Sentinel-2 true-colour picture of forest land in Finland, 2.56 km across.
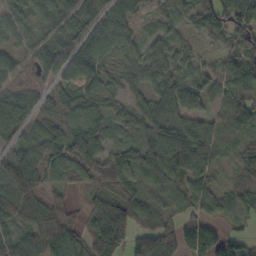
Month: October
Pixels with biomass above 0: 88%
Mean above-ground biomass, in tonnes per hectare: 61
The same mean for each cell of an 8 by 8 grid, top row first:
40 45 73 61 19 47 69 112
28 56 79 60 50 51 13 60
31 40 77 31 54 67 52 71
85 33 55 28 62 70 56 89
47 66 94 38 61 107 108 36
90 40 43 73 52 85 46 32
60 66 27 103 70 36 48 52
67 97 54 107 120 102 89 39
